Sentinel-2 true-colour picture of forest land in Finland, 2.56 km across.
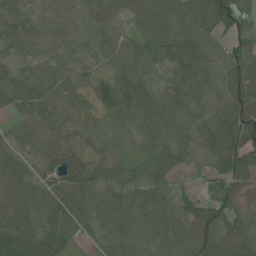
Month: June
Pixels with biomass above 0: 93%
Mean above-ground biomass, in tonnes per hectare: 69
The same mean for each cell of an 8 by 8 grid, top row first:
65 50 61 63 78 80 90 81
48 51 45 60 70 102 85 67
62 81 60 68 66 73 89 112
45 56 67 70 78 87 76 126
43 43 51 45 54 65 67 128
77 51 79 61 50 37 30 83
86 73 75 80 71 45 74 68
125 98 27 61 56 63 76 78
